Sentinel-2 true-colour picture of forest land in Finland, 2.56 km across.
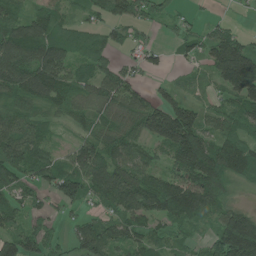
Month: June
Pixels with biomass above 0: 82%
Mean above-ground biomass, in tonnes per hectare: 84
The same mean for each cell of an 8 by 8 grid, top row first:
59 76 30 65 58 33 12 7
170 151 67 61 49 36 85 112
128 137 74 91 22 22 40 204
75 50 63 81 112 135 53 81
115 48 67 98 69 162 119 105
82 74 112 122 93 85 147 70
67 35 45 77 121 134 99 71
86 52 79 91 72 38 57 264
